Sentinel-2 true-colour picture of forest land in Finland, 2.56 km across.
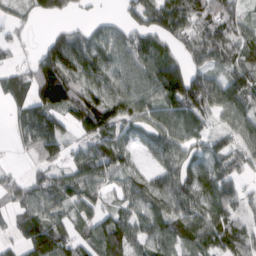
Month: March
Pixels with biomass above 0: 80%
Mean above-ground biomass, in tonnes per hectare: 86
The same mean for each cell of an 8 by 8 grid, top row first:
28 54 19 20 93 130 113 78
23 70 115 105 103 47 110 90
86 143 85 87 114 110 103 106
60 113 139 120 81 117 86 102
30 134 57 94 51 91 78 72
38 66 90 72 63 110 110 58
62 74 71 48 91 103 124 63
45 181 87 129 76 97 109 96
